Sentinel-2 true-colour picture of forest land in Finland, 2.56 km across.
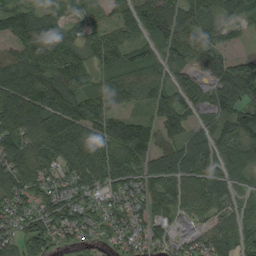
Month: August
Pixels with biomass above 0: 88%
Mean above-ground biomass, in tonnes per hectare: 87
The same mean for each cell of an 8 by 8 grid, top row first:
126 97 45 38 105 91 67 87
74 117 62 89 62 93 73 16
150 119 84 82 86 63 70 152
148 149 111 77 44 104 47 94
115 114 109 94 97 79 92 91
110 82 92 94 101 108 101 60
81 86 84 67 76 73 67 64
85 116 58 54 81 78 82 75
